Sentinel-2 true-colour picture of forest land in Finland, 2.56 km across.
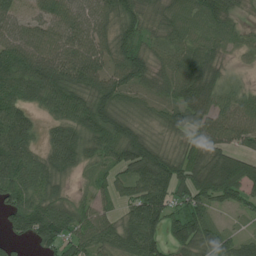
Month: July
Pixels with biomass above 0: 88%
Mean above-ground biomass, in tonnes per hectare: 72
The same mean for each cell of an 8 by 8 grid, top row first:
63 71 78 77 77 68 76 28
83 81 83 72 56 62 68 39
83 104 82 84 72 85 93 22
76 43 93 95 36 66 87 70
97 47 94 93 93 28 92 51
88 70 25 42 102 94 105 117
79 76 51 33 115 60 60 34
33 71 70 74 124 65 77 50
